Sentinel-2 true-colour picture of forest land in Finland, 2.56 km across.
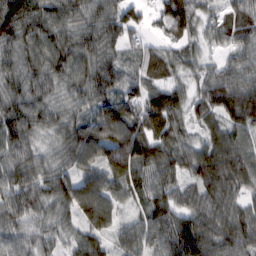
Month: February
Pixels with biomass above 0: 96%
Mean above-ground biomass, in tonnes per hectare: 89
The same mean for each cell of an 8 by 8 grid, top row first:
133 97 83 94 43 108 43 83
86 101 95 70 45 51 36 68
87 81 84 89 85 58 87 90
91 79 58 137 115 95 97 135
91 43 136 151 148 91 91 94
99 84 105 107 79 79 129 115
99 74 122 95 63 95 94 70
75 55 48 49 88 126 100 97
